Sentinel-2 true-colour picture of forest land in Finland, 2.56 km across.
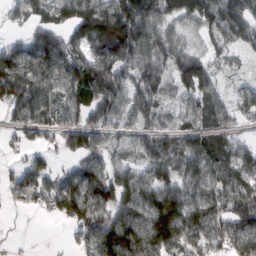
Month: February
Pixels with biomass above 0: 81%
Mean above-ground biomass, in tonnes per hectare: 80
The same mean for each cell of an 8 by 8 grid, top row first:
25 79 101 135 116 57 78 71
62 118 74 135 105 67 41 39
146 102 117 116 88 77 67 16
59 68 81 89 91 47 83 45
27 32 90 55 80 68 86 50
42 60 92 104 71 82 101 91
16 50 126 115 109 151 100 117
5 1 54 139 122 125 95 91
